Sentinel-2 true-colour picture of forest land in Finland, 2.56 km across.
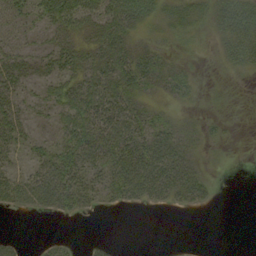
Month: September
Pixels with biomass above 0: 58%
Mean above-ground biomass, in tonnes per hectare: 20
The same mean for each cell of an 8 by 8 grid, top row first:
16 33 36 37 30 22 20 36
17 18 23 31 18 9 4 27
23 17 27 36 29 21 2 4
21 12 41 42 22 9 4 1
22 15 38 42 42 34 9 1
25 36 33 32 64 44 11 0
16 22 20 9 10 11 7 0
11 7 2 4 0 0 0 0
